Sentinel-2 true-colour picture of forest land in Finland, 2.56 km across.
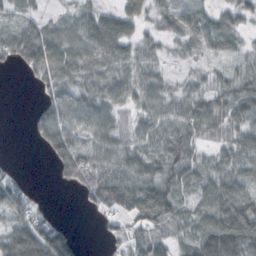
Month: October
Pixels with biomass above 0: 79%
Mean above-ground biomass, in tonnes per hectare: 50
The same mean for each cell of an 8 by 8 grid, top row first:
29 19 40 44 42 44 39 43
70 89 69 70 37 24 37 26
1 58 65 61 49 18 27 57
0 60 64 48 41 52 60 62
0 55 53 62 47 78 29 70
14 1 59 81 68 66 50 64
53 13 10 50 89 53 66 97
85 107 12 18 50 39 105 118
